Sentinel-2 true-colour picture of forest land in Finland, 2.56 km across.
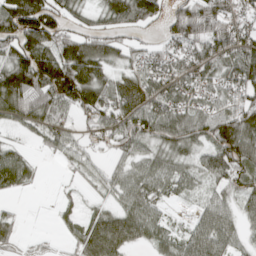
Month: April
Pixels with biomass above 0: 78%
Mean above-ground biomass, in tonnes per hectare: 65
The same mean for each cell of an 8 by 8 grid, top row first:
136 102 39 74 92 76 104 61
83 102 113 65 34 50 82 82
129 142 129 56 57 60 54 76
82 96 64 75 86 73 63 88
22 44 39 52 61 77 66 122
76 2 23 41 64 57 47 70
8 1 25 39 66 8 49 43
32 9 58 108 50 47 94 37
